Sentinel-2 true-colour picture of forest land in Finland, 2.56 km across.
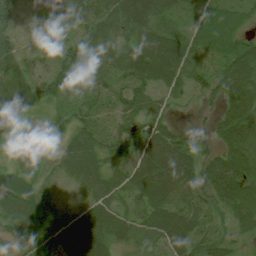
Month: July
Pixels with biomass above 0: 86%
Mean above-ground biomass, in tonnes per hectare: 42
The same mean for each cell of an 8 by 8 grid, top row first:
40 43 92 53 54 29 47 28
37 20 49 26 48 45 34 40
33 56 35 47 49 32 40 73
26 22 36 38 42 11 14 63
10 6 49 53 47 46 41 68
48 14 48 39 59 65 55 70
45 39 31 40 39 51 38 56
49 55 53 39 21 53 40 21
